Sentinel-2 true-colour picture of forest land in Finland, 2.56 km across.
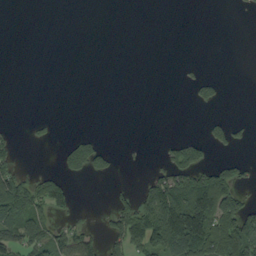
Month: September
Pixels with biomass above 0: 25%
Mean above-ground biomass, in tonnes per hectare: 33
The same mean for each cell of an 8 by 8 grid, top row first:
0 0 0 0 0 0 0 1
0 0 0 0 0 0 0 0
0 0 0 0 0 2 26 0
0 1 0 0 0 0 5 0
23 9 58 6 2 37 43 15
70 40 26 14 15 91 88 38
102 69 5 42 88 189 163 90
85 68 57 56 90 159 112 130
